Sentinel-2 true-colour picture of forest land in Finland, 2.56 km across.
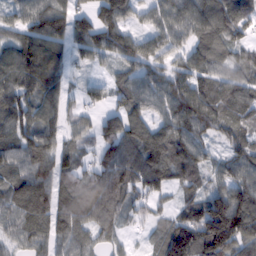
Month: February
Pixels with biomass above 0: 89%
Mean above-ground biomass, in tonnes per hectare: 84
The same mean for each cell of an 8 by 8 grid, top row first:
61 113 62 99 46 93 127 99
96 139 66 100 70 62 75 59
112 129 21 41 75 81 75 68
99 75 44 62 72 106 107 67
85 86 43 89 113 112 51 70
68 85 67 97 110 80 55 88
81 84 99 89 41 50 146 132
64 68 78 42 14 166 191 131
